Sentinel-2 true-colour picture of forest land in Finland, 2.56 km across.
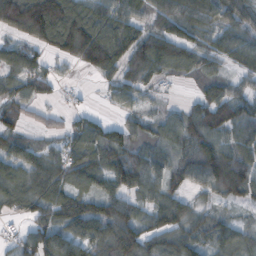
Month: October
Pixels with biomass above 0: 84%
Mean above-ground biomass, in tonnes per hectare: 77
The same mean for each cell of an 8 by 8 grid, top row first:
149 194 103 72 63 96 48 72
56 71 159 100 112 94 54 76
71 58 6 54 73 23 51 43
61 29 26 21 39 37 92 78
61 39 95 107 63 73 94 63
75 106 89 98 109 74 126 124
48 92 93 100 55 92 38 33
36 112 92 121 101 93 69 63
